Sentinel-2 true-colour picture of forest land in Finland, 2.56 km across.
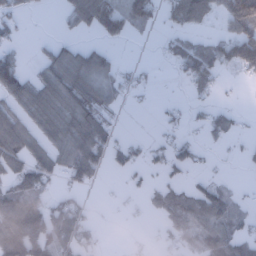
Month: January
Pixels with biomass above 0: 52%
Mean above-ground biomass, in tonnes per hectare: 55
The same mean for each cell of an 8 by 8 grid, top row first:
27 1 64 96 69 64 63 132
30 37 58 27 1 41 53 119
102 74 86 52 18 14 57 13
56 80 83 32 3 16 26 14
114 66 110 73 27 52 17 11
69 66 90 13 21 25 19 4
174 91 54 4 17 91 105 29
178 128 82 1 7 40 83 71
